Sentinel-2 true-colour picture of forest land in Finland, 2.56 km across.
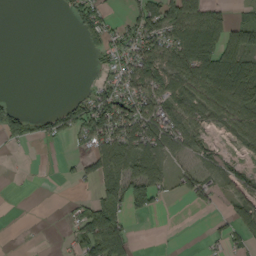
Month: September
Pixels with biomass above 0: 49%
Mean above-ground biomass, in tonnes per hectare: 44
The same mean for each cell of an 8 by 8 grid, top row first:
0 0 64 21 84 109 87 20
0 0 14 62 81 93 95 93
0 0 1 47 80 81 95 98
53 20 72 98 75 68 63 80
32 15 20 89 67 55 28 34
1 1 31 94 104 41 36 35
0 0 24 77 32 0 16 36
0 1 61 96 0 0 16 32
